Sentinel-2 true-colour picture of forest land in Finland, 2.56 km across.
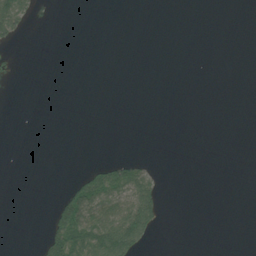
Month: July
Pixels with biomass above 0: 12%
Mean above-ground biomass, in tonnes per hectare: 16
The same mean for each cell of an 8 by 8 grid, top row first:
68 1 0 0 0 0 0 0
9 0 0 0 0 0 0 0
4 0 0 0 0 0 0 0
0 0 0 0 0 0 0 0
0 0 0 0 0 0 0 0
0 0 30 94 54 0 0 0
0 14 124 82 112 0 0 0
0 81 111 169 57 0 0 0
